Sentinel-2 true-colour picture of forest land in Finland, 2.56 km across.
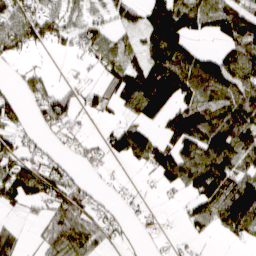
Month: March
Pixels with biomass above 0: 63%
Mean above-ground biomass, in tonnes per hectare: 66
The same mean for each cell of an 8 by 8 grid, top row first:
88 75 44 41 75 119 78 99
77 30 38 64 71 113 17 91
16 34 18 64 132 141 120 100
49 80 41 31 91 94 90 112
51 21 31 72 100 94 121 103
104 96 27 10 12 87 133 80
35 61 80 21 16 7 78 140
45 66 91 27 9 13 11 38
